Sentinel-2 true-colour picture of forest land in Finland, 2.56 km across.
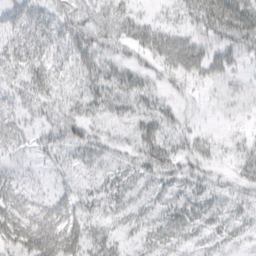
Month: March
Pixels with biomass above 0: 61%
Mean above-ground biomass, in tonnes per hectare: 21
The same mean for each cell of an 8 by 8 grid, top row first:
35 29 27 27 14 17 41 45
37 33 36 26 34 37 29 35
1 1 1 1 1 10 22 13
1 0 1 0 1 3 5 9
22 25 31 19 30 23 15 15
28 10 14 19 22 25 17 18
59 37 31 19 17 25 23 19
55 54 42 22 17 20 15 14
